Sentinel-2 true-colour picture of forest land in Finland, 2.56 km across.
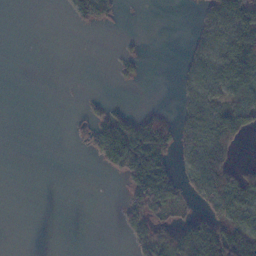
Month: November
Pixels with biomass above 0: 36%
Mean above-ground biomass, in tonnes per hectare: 39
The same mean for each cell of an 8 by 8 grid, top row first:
0 0 37 36 0 0 39 107
0 0 0 1 8 1 43 123
0 0 0 6 9 15 60 100
0 0 11 34 30 32 71 96
0 0 22 119 143 63 72 38
0 0 0 15 142 58 129 63
0 0 0 1 87 43 60 96
0 0 0 0 58 125 171 135
